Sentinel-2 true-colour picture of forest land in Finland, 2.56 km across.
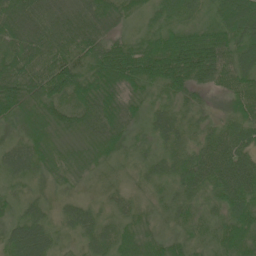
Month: June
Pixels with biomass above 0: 98%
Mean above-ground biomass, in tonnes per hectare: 51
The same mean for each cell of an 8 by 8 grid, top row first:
87 51 60 60 26 42 29 75
67 59 61 62 62 112 108 55
73 74 65 74 72 84 60 56
63 62 66 62 31 35 26 50
38 55 41 55 18 35 52 52
36 30 31 18 23 47 74 89
24 26 32 22 20 33 26 60
59 45 26 50 47 32 26 60
